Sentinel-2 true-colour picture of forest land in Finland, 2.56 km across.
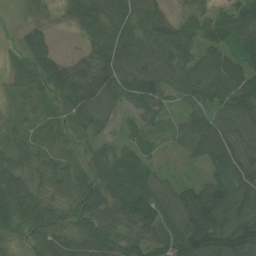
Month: July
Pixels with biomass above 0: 94%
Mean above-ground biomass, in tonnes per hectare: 66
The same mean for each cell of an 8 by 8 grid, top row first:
19 21 77 86 89 30 44 76
23 46 22 84 70 96 52 62
39 68 88 90 92 64 98 95
26 32 85 50 59 28 70 92
46 43 26 35 44 30 104 72
64 58 53 76 75 21 44 88
72 59 71 68 94 94 142 104
31 68 64 65 68 95 148 136
